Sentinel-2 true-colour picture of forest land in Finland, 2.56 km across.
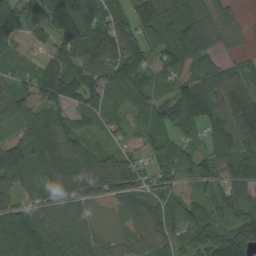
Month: August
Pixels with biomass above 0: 90%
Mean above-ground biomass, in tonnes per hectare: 100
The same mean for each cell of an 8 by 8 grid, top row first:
115 131 177 97 111 113 72 21
57 48 125 181 136 116 83 18
72 158 136 108 127 72 114 82
78 104 92 57 57 116 138 163
160 138 82 34 36 56 78 141
109 105 115 120 62 58 102 110
87 83 75 73 80 83 101 86
138 134 87 70 71 90 171 168
